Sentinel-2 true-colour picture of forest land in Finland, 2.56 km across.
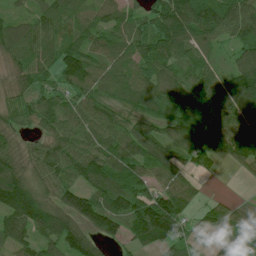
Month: July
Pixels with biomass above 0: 89%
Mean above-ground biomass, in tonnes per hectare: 80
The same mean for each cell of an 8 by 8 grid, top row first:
43 83 72 63 57 130 108 110
93 66 82 72 80 93 56 66
56 41 77 62 78 68 61 120
52 79 72 52 82 86 85 109
62 67 78 78 115 90 89 142
101 76 77 100 67 81 23 14
141 109 129 124 118 101 45 25
82 77 96 52 87 87 26 95
